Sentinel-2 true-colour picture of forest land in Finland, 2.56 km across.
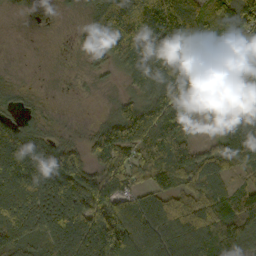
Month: October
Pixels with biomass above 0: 86%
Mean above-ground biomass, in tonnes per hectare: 89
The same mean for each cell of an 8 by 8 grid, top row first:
6 3 13 141 167 135 69 138
0 1 21 93 96 186 79 76
6 2 6 12 100 130 59 55
33 10 1 32 123 137 34 83
164 94 38 164 95 90 31 107
198 197 131 95 66 84 85 37
157 148 166 142 80 78 95 93
131 130 170 210 91 102 88 95
